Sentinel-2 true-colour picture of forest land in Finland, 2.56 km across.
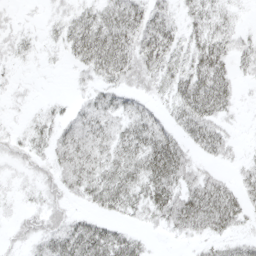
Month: April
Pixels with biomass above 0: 73%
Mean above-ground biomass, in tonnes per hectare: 25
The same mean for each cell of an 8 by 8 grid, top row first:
5 8 24 35 37 18 31 8
13 7 39 50 43 25 39 22
6 1 8 28 28 33 51 13
3 12 20 27 24 27 43 6
14 23 38 30 41 35 33 7
6 17 34 36 39 43 25 16
6 23 8 24 28 47 52 33
12 29 46 40 12 7 19 18
